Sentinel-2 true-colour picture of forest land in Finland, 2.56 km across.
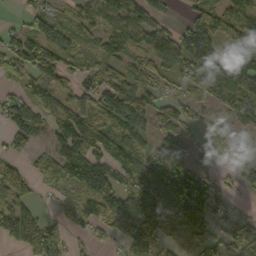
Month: October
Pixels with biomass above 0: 75%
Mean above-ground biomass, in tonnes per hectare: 84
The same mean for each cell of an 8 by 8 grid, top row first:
12 62 67 98 114 22 99 89
76 116 45 55 79 153 165 93
39 78 56 88 62 62 192 148
80 81 100 121 121 66 27 115
51 52 145 108 65 108 32 46
100 70 105 92 120 180 56 44
94 11 68 115 134 111 137 12
83 159 19 30 74 28 96 78
